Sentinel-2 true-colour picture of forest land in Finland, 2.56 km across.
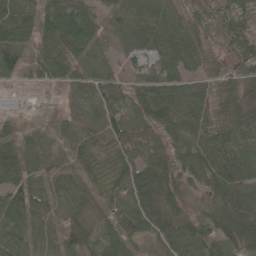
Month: May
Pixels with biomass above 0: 91%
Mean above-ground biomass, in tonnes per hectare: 53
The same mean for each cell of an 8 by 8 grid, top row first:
72 64 65 44 67 49 37 44
78 69 62 37 36 53 36 58
38 39 45 50 37 46 47 48
27 15 44 41 49 64 45 57
34 23 75 48 54 41 71 49
55 39 41 52 70 51 64 60
74 55 48 53 100 50 39 79
55 54 76 59 37 81 64 62
